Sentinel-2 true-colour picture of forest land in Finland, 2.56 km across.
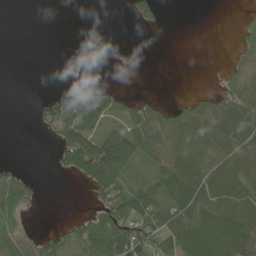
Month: June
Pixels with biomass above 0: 47%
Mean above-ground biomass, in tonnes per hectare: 43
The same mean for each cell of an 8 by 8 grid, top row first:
0 0 0 0 36 0 0 4
0 0 0 4 0 0 0 19
0 0 0 0 0 0 0 48
0 38 78 45 52 49 65 96
0 6 141 128 74 81 91 94
36 3 71 88 29 84 67 73
76 0 1 96 66 62 65 79
70 37 88 122 77 72 99 110
